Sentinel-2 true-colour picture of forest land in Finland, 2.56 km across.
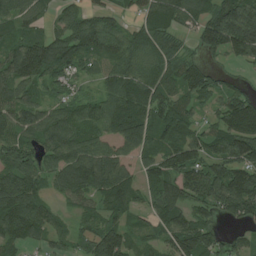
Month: July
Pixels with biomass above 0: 87%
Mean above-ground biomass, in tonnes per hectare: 88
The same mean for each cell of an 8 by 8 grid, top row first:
79 36 66 43 61 84 97 183
97 138 127 94 91 53 88 122
104 80 49 76 86 80 75 20
94 65 77 96 101 106 36 151
85 82 100 70 88 109 93 128
107 77 152 128 62 110 126 125
131 65 56 80 43 101 73 104
72 54 59 118 52 111 99 38
